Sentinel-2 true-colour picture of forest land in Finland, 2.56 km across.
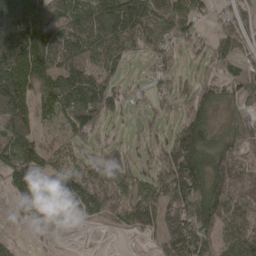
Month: April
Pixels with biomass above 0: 79%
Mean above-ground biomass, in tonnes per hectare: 111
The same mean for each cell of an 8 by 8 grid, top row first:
254 123 132 190 166 114 36 63
257 178 143 116 59 70 69 68
227 133 152 66 38 55 57 100
224 58 148 69 55 47 83 76
182 43 63 66 53 138 104 112
176 147 131 134 69 186 198 137
68 128 94 119 149 156 193 106
27 19 1 0 26 180 100 150
